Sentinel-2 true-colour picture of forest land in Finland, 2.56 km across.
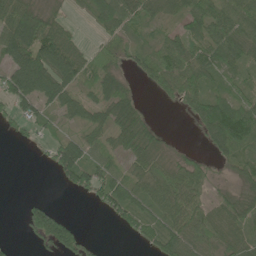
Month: June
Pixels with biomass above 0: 71%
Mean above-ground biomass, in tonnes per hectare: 50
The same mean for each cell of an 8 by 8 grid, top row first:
93 46 10 71 53 37 79 70
132 119 44 42 25 65 73 79
91 104 54 44 21 78 60 35
39 33 42 58 22 8 97 94
5 22 55 36 56 5 28 74
0 4 79 51 53 57 35 31
1 60 0 53 51 74 49 48
6 77 49 0 30 87 64 49
